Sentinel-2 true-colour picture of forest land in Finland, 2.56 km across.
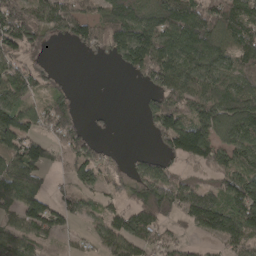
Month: April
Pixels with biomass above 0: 73%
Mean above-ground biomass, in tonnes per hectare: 92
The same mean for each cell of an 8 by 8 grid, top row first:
126 102 92 115 127 171 133 124
103 24 36 97 169 172 146 105
86 37 0 1 45 138 110 97
135 92 17 11 42 131 164 172
111 59 77 9 1 126 169 114
162 49 76 43 78 70 63 137
125 110 52 51 129 99 144 152
127 55 25 104 75 41 47 101
